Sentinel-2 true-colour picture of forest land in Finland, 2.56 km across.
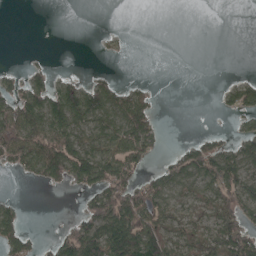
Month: April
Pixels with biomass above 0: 46%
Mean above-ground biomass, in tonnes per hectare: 42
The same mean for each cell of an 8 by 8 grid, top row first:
0 0 0 0 0 0 0 0
0 1 0 8 0 0 0 0
22 42 23 20 7 0 0 19
85 102 98 71 75 0 0 47
72 93 58 68 76 7 43 55
13 57 76 101 42 53 81 80
29 0 23 125 100 37 40 87
74 14 116 116 129 45 49 96
